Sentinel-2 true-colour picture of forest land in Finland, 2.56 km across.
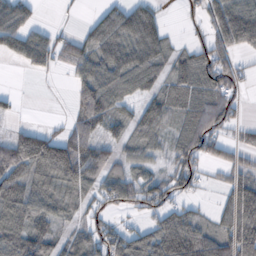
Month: October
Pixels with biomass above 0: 70%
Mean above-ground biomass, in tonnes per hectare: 68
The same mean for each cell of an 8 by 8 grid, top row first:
81 0 5 80 75 5 67 103
64 78 73 104 92 37 84 51
0 6 66 84 70 78 93 43
2 0 72 68 62 70 92 30
106 117 101 40 49 54 81 45
103 97 109 67 51 74 19 64
104 63 47 48 55 48 15 140
109 84 57 83 80 160 108 156
